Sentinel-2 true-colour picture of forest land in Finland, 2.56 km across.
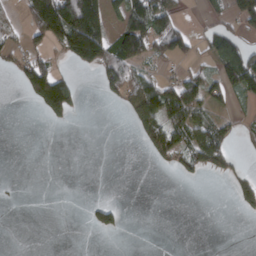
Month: March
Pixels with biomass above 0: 33%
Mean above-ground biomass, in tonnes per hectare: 45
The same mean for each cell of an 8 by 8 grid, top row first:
15 227 221 49 154 51 19 87
40 64 150 101 99 85 40 76
30 155 11 89 72 65 63 125
0 50 12 4 122 115 54 15
0 0 0 0 40 81 116 19
0 0 0 0 0 20 24 35
2 0 2 47 0 0 0 34
0 0 0 1 0 0 0 0
